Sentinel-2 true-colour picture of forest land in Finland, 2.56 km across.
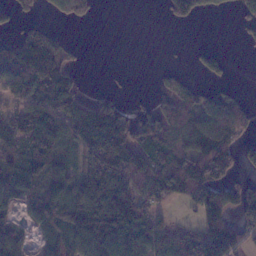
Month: January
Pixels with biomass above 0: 59%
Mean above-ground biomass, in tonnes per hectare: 82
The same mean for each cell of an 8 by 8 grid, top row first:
63 30 56 0 0 78 38 53
101 131 12 0 0 2 22 8
121 137 35 3 0 34 42 3
66 104 108 106 23 93 97 98
81 142 96 201 93 108 157 71
88 90 76 163 116 151 140 50
45 120 174 180 86 17 162 114
75 53 119 184 114 65 148 89
